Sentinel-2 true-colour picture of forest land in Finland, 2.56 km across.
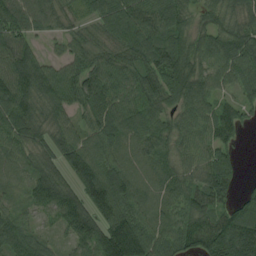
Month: August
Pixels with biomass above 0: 92%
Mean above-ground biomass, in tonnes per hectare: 90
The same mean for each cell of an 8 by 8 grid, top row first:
106 83 39 107 101 91 52 86
101 24 60 69 105 102 88 117
118 114 99 86 80 109 84 85
130 90 62 88 82 66 77 64
88 92 98 81 81 76 79 29
49 109 116 124 56 69 114 35
48 86 106 118 69 74 84 106
88 44 90 173 141 99 140 234
